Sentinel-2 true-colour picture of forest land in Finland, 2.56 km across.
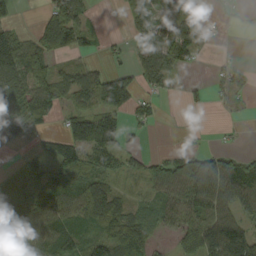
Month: September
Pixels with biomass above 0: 65%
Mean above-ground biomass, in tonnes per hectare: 57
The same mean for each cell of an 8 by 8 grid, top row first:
18 52 65 0 70 47 15 9
117 71 45 17 60 101 11 4
116 76 71 16 52 27 18 24
62 83 66 42 31 1 9 12
11 50 107 100 17 6 8 6
40 69 77 46 44 85 115 108
69 89 103 98 39 72 85 63
104 101 78 90 71 39 100 121
